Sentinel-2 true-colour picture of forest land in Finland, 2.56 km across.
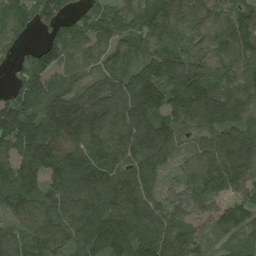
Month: August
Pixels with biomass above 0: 94%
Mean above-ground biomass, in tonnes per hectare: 128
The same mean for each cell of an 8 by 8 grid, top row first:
116 123 68 93 104 144 110 122
69 125 91 106 101 115 127 156
63 116 106 104 190 173 159 120
162 130 136 133 161 156 146 111
154 188 164 139 141 89 94 123
160 125 209 132 126 65 143 110
95 125 156 162 140 104 78 105
105 134 136 186 201 161 88 85
